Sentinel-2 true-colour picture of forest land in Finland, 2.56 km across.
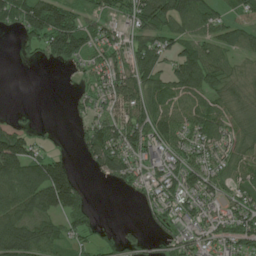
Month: June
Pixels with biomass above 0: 73%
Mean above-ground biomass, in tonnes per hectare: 70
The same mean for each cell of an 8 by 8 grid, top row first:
83 165 78 72 106 111 79 71
17 86 98 59 98 66 85 56
0 0 15 66 96 96 94 65
6 0 24 58 112 77 77 61
125 18 47 103 78 68 63 58
137 175 40 76 41 62 73 57
122 133 92 0 23 44 37 57
174 109 44 52 36 44 40 68
